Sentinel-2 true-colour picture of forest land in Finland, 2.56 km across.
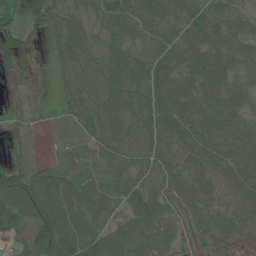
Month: June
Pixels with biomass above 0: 88%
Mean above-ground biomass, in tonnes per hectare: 74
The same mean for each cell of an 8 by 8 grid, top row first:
28 55 74 83 81 83 86 43
31 26 105 85 75 95 94 70
18 16 68 108 105 110 87 69
13 9 75 99 102 119 110 85
15 14 40 83 88 86 102 108
97 65 48 52 82 102 85 106
118 118 80 49 88 53 79 86
46 118 103 117 97 46 43 45
